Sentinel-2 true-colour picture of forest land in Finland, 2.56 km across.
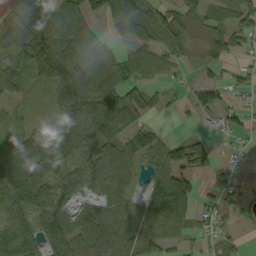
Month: September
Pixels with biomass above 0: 75%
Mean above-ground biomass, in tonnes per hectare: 60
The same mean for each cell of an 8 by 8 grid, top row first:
29 95 89 69 65 55 48 63
71 139 111 40 66 39 39 36
61 86 134 93 59 23 15 34
19 26 86 85 61 10 16 40
56 67 52 84 50 50 50 15
116 76 56 76 42 111 32 19
77 77 38 60 74 153 28 23
91 78 76 60 64 42 35 22
